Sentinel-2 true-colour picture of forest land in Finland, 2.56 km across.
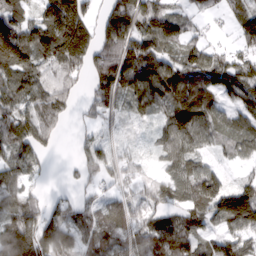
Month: March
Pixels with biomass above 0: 82%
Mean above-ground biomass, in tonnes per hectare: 84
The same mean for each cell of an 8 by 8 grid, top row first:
88 124 145 108 130 70 23 64
195 144 173 125 101 68 67 45
91 79 56 121 107 101 74 105
104 130 28 47 45 93 79 60
125 62 32 41 14 96 48 65
88 16 41 43 32 77 94 28
99 58 66 53 50 74 96 170
193 138 80 64 73 129 45 76
